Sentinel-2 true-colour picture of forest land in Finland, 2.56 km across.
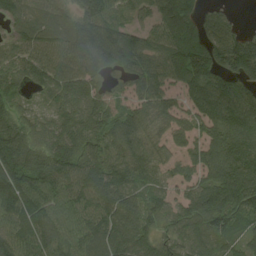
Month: August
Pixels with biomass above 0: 91%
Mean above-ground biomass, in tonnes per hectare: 108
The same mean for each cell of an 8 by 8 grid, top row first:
89 102 100 102 63 147 61 15
87 116 159 131 93 141 140 145
81 117 129 39 107 105 152 116
65 59 104 83 87 76 131 151
127 87 102 96 94 56 100 134
160 124 129 132 91 52 95 167
171 127 122 133 95 74 162 149
138 123 117 130 94 84 96 87
